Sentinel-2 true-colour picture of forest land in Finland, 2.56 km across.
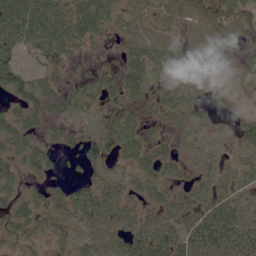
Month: June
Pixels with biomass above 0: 77%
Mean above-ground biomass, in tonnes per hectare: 38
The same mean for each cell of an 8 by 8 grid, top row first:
76 71 61 42 42 46 50 43
57 65 30 10 57 41 51 30
65 44 25 29 46 37 23 19
45 46 30 26 22 35 23 23
56 37 42 37 32 18 18 29
41 32 20 26 32 16 26 19
32 34 49 45 27 37 40 34
19 24 31 43 51 45 61 48
